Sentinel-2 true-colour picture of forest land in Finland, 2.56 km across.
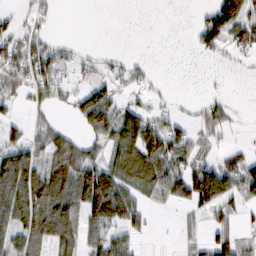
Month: February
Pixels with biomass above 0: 54%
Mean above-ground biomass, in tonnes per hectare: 48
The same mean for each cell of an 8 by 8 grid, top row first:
19 19 0 0 0 0 57 94
59 52 11 2 0 0 43 46
54 64 18 38 22 0 1 1
18 23 47 69 52 20 42 5
59 62 48 57 106 71 21 12
133 90 94 104 92 85 102 79
112 113 77 147 33 29 72 35
70 90 61 62 13 10 44 40
